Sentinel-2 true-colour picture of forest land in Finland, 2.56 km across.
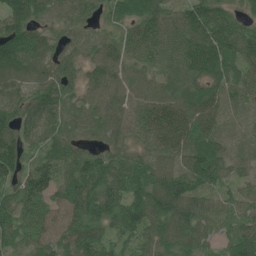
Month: June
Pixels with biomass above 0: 97%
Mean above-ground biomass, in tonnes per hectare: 97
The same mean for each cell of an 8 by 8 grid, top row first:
120 83 76 76 117 94 125 60
139 81 78 75 103 107 137 106
88 102 83 100 76 77 91 83
106 102 68 102 98 111 94 50
109 77 62 75 72 101 96 50
102 109 117 115 94 110 158 67
103 92 120 113 138 116 81 100
77 97 125 82 95 112 70 136
